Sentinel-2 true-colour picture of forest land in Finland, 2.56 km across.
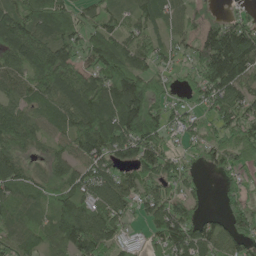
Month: June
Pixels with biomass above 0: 86%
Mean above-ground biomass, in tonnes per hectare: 88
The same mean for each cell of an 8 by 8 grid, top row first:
103 126 57 59 83 63 34 43
106 115 93 94 82 47 146 167
81 105 113 132 99 38 139 130
69 72 130 158 150 57 71 96
88 51 97 131 136 36 68 104
85 67 87 83 99 79 19 46
82 61 109 96 59 87 19 86
84 62 145 77 30 129 107 85
